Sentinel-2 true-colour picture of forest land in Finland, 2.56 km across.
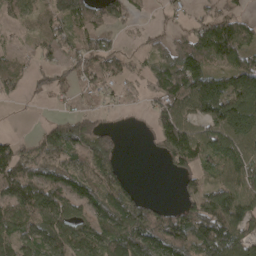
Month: April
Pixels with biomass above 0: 73%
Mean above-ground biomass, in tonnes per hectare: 84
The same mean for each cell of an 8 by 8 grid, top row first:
62 98 83 74 11 31 54 57
20 66 86 55 26 90 138 103
67 44 50 55 35 166 150 117
2 8 46 18 17 84 115 154
57 90 81 69 5 102 130 146
132 89 91 84 0 48 60 114
120 137 62 129 78 52 152 138
111 138 110 148 130 120 170 106
